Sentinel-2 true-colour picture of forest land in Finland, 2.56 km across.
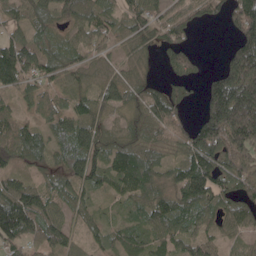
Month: May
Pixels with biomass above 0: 81%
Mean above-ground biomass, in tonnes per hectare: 76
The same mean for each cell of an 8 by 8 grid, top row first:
53 74 75 52 67 63 52 89
112 63 65 40 45 61 0 112
88 61 46 51 35 44 50 202
41 71 81 47 79 61 108 182
78 71 108 67 69 66 149 129
55 51 99 79 111 70 151 112
145 90 51 21 66 102 87 66
83 95 32 54 90 81 63 28
